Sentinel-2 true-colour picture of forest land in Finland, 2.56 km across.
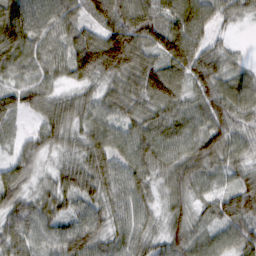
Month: February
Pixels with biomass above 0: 95%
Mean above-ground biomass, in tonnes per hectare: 65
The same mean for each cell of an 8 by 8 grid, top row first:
106 89 52 90 79 85 73 43
96 69 106 142 81 111 61 12
39 46 57 58 86 59 84 53
49 55 56 55 60 61 70 69
34 49 46 64 69 63 60 53
62 25 75 72 58 70 52 50
67 67 55 60 53 48 41 81
61 61 96 56 57 62 57 67
